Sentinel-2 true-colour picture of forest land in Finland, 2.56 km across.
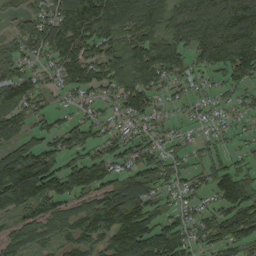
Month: September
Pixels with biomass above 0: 81%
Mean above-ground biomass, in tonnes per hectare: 84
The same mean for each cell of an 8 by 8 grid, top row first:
40 78 151 127 131 95 146 189
70 88 112 80 105 104 134 157
105 39 93 82 87 50 33 60
74 50 32 40 87 21 36 30
74 63 82 62 66 37 39 24
195 148 116 68 88 52 65 81
85 72 65 138 101 42 44 111
71 49 102 106 150 113 63 90
